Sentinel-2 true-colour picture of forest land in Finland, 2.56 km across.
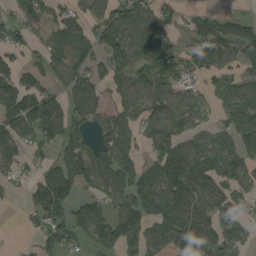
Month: August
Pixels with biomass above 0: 71%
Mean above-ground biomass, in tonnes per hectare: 83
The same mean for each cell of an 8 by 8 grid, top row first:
50 89 78 114 116 51 73 36
52 77 87 119 134 72 94 115
100 79 91 83 71 113 44 63
145 116 58 74 71 90 32 82
107 75 65 86 55 107 51 83
44 78 75 86 98 133 99 86
5 137 82 81 104 137 99 54
4 70 49 91 93 131 111 87
